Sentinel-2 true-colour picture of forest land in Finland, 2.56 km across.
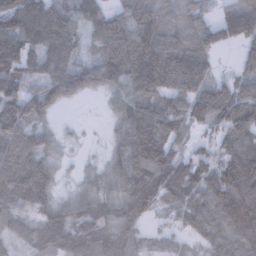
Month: February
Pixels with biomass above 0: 88%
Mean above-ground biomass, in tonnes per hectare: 105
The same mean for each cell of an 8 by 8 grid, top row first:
128 122 85 82 152 101 63 175
155 114 64 118 155 111 99 62
101 93 99 99 152 149 97 67
133 62 2 42 102 107 147 140
126 70 14 44 164 73 49 106
140 116 37 80 120 140 115 171
91 114 104 115 89 87 135 198
63 140 145 130 62 52 108 137
